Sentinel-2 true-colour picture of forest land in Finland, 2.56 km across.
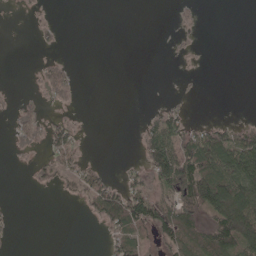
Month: May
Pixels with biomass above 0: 34%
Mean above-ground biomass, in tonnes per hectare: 31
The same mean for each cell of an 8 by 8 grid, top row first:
2 4 0 0 0 7 0 0
0 7 0 0 0 5 0 0
0 41 6 0 0 1 0 0
23 13 3 0 4 31 0 1
19 40 23 0 49 81 99 87
0 25 39 16 39 137 115 110
3 0 6 101 99 95 115 164
3 0 0 35 42 82 77 122
